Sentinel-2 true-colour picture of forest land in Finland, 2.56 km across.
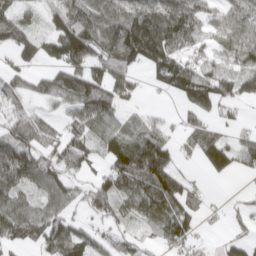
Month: April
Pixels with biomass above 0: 75%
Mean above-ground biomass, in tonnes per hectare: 61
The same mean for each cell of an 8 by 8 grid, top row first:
59 38 88 85 97 111 48 68
69 49 112 99 129 86 41 80
47 51 83 70 15 80 72 62
46 27 62 59 20 15 47 19
84 55 62 91 96 33 77 43
92 68 36 89 118 76 24 23
94 61 24 61 76 85 16 21
66 75 58 15 18 61 10 39
